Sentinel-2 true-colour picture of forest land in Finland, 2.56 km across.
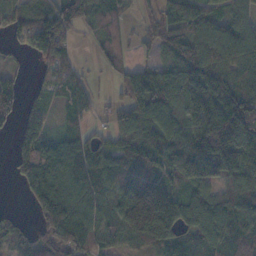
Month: November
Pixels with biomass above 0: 82%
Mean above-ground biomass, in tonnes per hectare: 106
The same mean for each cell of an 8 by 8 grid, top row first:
77 106 93 72 38 94 82 65
30 151 13 65 29 102 115 104
44 40 50 32 163 129 216 94
76 45 57 37 120 97 213 234
77 87 73 57 112 122 230 190
57 143 101 110 148 123 171 125
10 186 111 120 339 162 107 129
75 114 124 77 148 78 88 119
